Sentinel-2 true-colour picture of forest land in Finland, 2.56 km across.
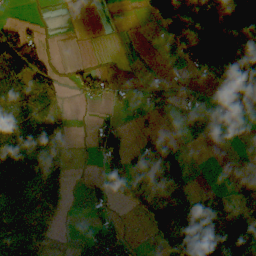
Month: October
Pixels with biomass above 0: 48%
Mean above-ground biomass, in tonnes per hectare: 51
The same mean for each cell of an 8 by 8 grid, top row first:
5 2 0 5 13 81 53 119
112 20 1 0 0 26 92 66
73 63 35 24 6 8 58 200
85 62 2 13 7 5 8 65
141 89 2 64 53 25 0 9
195 104 6 40 132 115 0 38
72 49 3 26 54 67 51 43
139 37 22 64 8 110 89 118
